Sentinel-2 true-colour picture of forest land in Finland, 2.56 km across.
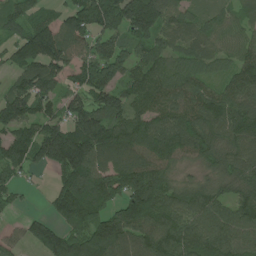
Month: July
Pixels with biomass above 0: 88%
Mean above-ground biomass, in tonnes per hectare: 122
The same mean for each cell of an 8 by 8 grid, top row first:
96 67 143 180 177 93 55 55
89 186 99 118 92 79 77 88
81 142 105 124 149 117 90 134
148 92 138 130 105 126 157 133
144 228 223 159 138 143 137 120
75 34 169 162 154 50 53 128
32 53 200 134 190 126 135 116
41 155 153 182 124 157 131 99
